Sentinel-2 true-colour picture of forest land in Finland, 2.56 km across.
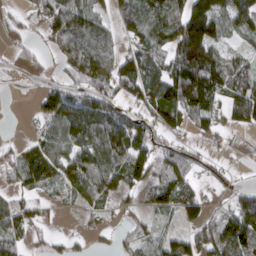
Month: March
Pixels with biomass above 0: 70%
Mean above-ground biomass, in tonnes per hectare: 70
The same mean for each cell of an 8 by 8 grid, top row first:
23 74 105 42 64 85 161 123
28 29 81 46 78 109 153 42
9 25 55 87 104 128 148 106
0 78 137 104 68 99 98 95
20 74 97 140 86 46 25 3
43 73 84 96 82 104 45 13
61 21 36 33 35 74 51 95
67 22 13 16 52 73 90 124
